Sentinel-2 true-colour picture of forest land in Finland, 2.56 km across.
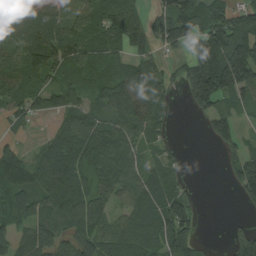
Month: August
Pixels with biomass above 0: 77%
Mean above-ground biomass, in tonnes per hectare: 87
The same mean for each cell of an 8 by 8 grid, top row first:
89 71 80 94 69 169 114 112
81 130 84 67 60 68 193 202
94 68 58 76 96 46 276 196
62 85 82 76 116 19 91 52
29 57 116 118 67 17 17 56
105 102 80 101 67 39 0 102
86 84 108 59 106 133 0 23
75 105 96 83 100 128 8 102
